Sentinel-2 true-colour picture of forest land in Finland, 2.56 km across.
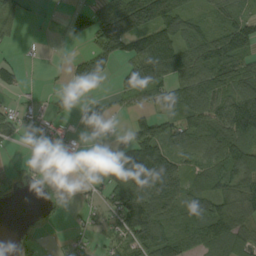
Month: September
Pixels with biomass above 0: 62%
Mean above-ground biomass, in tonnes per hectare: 61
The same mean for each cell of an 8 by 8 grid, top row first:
36 3 38 129 138 110 40 56
11 1 9 127 109 99 108 96
32 3 43 24 102 81 97 81
40 29 4 11 34 79 89 130
12 44 9 39 130 69 88 111
7 3 2 97 152 107 75 114
1 6 18 61 124 84 83 106
5 3 38 46 82 86 70 70
